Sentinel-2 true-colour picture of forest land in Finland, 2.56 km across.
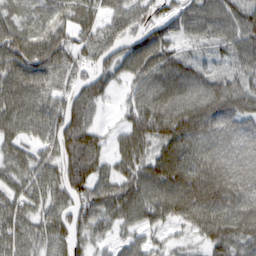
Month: March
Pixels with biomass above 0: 88%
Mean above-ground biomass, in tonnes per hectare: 77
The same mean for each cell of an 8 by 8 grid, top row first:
52 57 68 42 63 63 72 68
103 100 69 60 85 46 32 65
88 77 56 44 73 85 74 61
87 83 80 10 92 107 112 105
65 75 110 39 82 102 81 85
65 77 92 70 92 118 133 118
78 72 81 92 96 114 135 114
80 75 53 37 42 24 68 88
